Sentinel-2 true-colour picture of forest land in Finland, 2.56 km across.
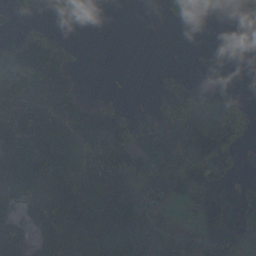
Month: October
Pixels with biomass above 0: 59%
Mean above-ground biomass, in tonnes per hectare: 82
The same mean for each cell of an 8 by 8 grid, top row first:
63 30 56 0 0 78 38 53
101 131 12 0 0 2 22 8
121 137 35 3 0 34 42 3
66 104 108 106 23 93 97 98
81 142 96 201 93 108 157 71
88 90 76 163 116 151 140 50
45 120 174 180 86 17 162 114
75 53 119 184 114 65 148 89
